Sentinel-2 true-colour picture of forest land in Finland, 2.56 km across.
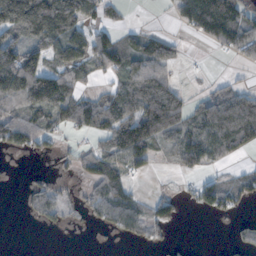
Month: November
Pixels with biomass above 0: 56%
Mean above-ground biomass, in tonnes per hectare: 58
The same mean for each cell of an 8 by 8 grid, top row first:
168 130 86 24 0 33 160 85
93 77 71 77 66 27 15 79
142 124 51 35 90 21 13 17
64 93 86 99 123 88 82 134
69 31 16 82 120 72 98 102
1 12 31 88 21 16 22 32
2 68 30 96 45 48 49 27
0 0 1 9 44 12 0 24
